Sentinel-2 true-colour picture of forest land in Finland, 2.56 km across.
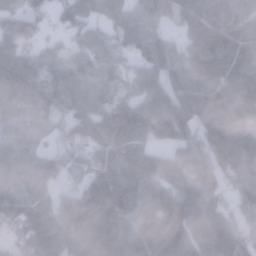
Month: January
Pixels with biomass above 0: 92%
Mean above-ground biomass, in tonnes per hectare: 105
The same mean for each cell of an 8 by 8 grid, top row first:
75 71 101 86 97 80 122 116
83 58 70 73 93 73 127 115
119 87 113 71 87 105 108 108
82 75 94 107 128 140 128 136
88 51 88 118 93 89 148 153
102 82 55 117 130 108 130 131
97 89 148 141 130 138 130 81
53 111 136 135 138 148 140 100
